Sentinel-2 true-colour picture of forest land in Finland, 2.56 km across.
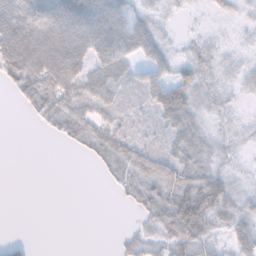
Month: November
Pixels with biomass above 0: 68%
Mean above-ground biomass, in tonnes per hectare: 30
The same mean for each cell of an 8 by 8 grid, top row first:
62 64 76 61 21 6 6 10
82 71 56 67 37 12 20 9
48 75 57 42 36 36 23 16
5 44 41 33 22 59 19 8
0 3 21 44 30 38 24 12
0 0 0 20 46 49 48 10
0 0 0 1 30 74 74 32
7 0 0 2 26 50 35 38
